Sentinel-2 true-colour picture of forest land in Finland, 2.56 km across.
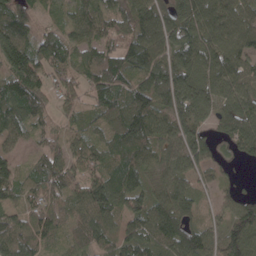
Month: April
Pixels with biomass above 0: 91%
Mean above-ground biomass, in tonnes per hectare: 87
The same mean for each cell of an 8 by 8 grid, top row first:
92 29 65 76 107 116 115 109
140 72 70 72 119 129 111 95
131 79 71 103 88 142 102 94
104 53 54 83 122 112 105 120
34 48 60 64 98 97 89 91
84 100 74 70 65 93 42 12
63 96 75 94 97 126 21 83
104 54 47 64 103 136 95 116
